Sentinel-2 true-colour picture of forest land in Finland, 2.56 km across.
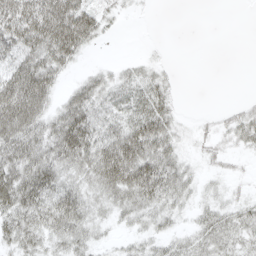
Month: April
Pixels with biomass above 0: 67%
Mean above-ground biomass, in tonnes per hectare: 31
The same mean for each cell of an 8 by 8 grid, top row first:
76 84 69 12 1 0 0 0
53 65 40 0 1 0 0 0
67 51 16 17 23 7 0 0
75 36 50 25 37 18 3 18
52 44 62 56 62 23 14 16
52 48 33 67 69 44 9 7
50 49 42 28 39 22 21 22
35 30 33 8 20 21 35 25
